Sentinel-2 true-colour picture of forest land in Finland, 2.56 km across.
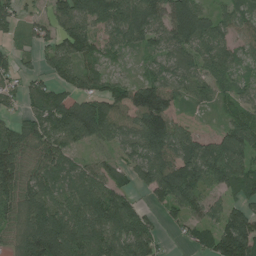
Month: July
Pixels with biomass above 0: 85%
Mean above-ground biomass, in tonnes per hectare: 84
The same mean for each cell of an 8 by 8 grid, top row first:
50 51 108 114 133 157 63 60
28 57 99 51 54 78 83 47
42 53 72 46 58 72 75 37
30 96 118 95 157 57 19 67
99 92 65 55 124 120 76 124
111 82 67 59 73 129 91 94
96 122 115 140 46 77 60 61
70 204 141 113 106 14 63 173
